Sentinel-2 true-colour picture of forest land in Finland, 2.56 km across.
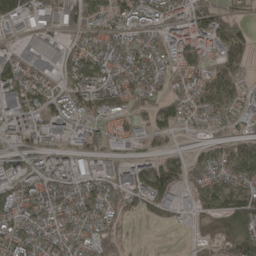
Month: April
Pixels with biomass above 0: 80%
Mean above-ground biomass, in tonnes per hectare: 80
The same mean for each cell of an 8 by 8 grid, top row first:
136 76 105 77 93 89 127 70
62 95 57 96 86 101 85 152
118 65 84 71 86 65 106 87
76 88 81 99 79 73 84 72
54 56 78 53 35 11 55 86
67 89 70 82 133 105 115 85
73 83 78 67 64 49 63 118
80 66 73 108 1 0 67 111
